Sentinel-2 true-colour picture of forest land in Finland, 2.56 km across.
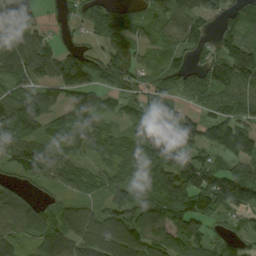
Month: September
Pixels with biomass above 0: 83%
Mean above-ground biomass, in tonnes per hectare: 78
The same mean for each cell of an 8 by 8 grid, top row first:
152 14 54 132 63 84 54 81
106 68 44 77 42 63 59 134
63 66 89 85 59 67 96 132
111 55 87 38 62 59 49 76
84 48 62 66 81 85 64 114
52 59 68 53 63 129 93 112
81 53 60 74 96 110 99 91
62 79 100 143 117 91 65 40
